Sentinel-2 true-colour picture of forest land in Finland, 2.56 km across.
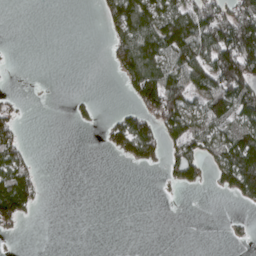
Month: April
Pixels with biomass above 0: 36%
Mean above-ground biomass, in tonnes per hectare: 41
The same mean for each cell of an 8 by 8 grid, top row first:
0 0 0 49 95 96 111 107
0 0 0 35 113 129 120 173
0 0 0 4 114 92 102 154
20 0 9 7 53 109 90 92
41 0 0 31 85 54 62 110
87 1 0 0 0 39 19 122
104 1 0 0 0 0 0 7
5 0 0 0 0 0 0 5
